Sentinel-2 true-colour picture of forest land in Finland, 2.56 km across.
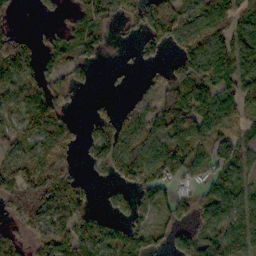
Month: October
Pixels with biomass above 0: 71%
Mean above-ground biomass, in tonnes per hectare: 90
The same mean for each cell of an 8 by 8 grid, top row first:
24 21 81 102 112 114 107 96
131 57 105 24 74 75 112 121
105 86 41 10 26 102 100 126
67 115 11 46 80 139 121 89
67 93 55 136 97 128 98 90
128 166 46 75 121 85 60 71
117 168 100 73 83 78 90 93
70 126 115 121 105 74 143 94
